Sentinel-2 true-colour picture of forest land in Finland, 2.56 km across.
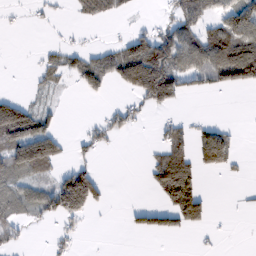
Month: February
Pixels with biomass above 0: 38%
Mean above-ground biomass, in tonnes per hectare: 45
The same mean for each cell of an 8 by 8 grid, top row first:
6 12 26 28 5 47 51 88
0 17 22 31 115 114 112 122
1 27 50 55 78 93 57 95
123 33 0 31 29 13 1 0
114 109 17 16 3 64 143 12
56 35 125 0 13 147 15 6
54 70 134 8 43 108 43 2
26 10 12 0 2 7 6 0
